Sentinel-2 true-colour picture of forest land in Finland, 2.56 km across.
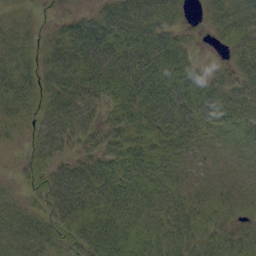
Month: September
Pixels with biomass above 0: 89%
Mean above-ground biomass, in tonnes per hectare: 37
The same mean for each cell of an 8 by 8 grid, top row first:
16 5 23 51 59 29 31 52
37 35 67 55 53 40 4 36
51 42 65 66 56 47 28 38
41 48 51 29 51 51 41 38
11 48 19 36 40 34 14 21
6 35 55 54 42 25 9 8
25 36 61 52 43 31 21 14
42 35 49 58 35 37 27 27
